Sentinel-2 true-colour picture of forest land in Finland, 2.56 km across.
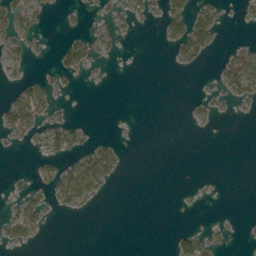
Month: May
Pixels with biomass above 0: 22%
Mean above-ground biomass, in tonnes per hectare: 18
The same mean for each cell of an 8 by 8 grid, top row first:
64 20 12 32 45 70 61 12
30 5 54 8 0 28 41 18
12 17 8 0 0 0 2 82
63 24 0 0 0 0 12 5
9 31 26 17 0 0 0 0
6 17 75 43 0 0 1 0
28 26 20 0 0 0 1 0
31 1 0 0 0 30 27 3
